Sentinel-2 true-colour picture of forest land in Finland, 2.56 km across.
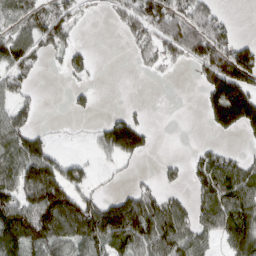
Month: March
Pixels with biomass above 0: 57%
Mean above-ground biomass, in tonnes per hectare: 78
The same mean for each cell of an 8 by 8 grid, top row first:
94 111 32 33 111 130 92 2
114 71 40 0 54 137 181 97
77 1 20 0 4 5 127 192
79 0 21 19 10 0 61 194
93 51 4 128 78 0 16 11
100 143 68 13 11 24 92 94
172 178 158 113 142 75 86 108
140 140 119 122 112 105 56 105
